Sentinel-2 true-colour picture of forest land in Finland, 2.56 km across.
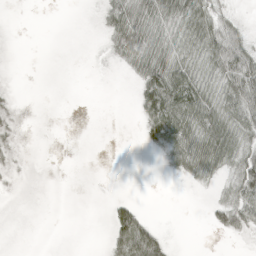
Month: April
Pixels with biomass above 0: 39%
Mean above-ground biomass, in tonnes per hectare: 19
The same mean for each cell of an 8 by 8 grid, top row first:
0 0 0 33 28 27 38 8
0 0 0 12 39 18 45 70
0 0 0 0 45 56 19 87
3 0 0 0 37 69 48 64
4 0 0 0 13 62 53 32
2 0 0 0 0 13 24 44
0 0 0 20 9 0 11 54
0 0 0 33 91 2 0 4
